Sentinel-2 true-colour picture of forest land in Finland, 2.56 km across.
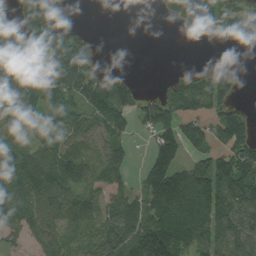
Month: August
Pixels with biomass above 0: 68%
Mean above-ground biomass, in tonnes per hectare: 92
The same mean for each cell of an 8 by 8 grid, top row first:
87 152 0 0 0 76 160 114
115 125 129 0 0 0 0 11
162 156 153 71 5 50 65 35
105 84 78 132 77 88 87 74
115 82 78 94 24 153 90 156
139 109 101 126 75 148 138 166
137 113 107 87 74 140 115 122
45 105 58 116 184 136 109 85
